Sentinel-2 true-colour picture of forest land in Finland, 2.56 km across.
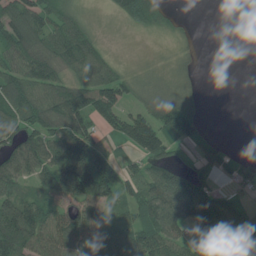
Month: June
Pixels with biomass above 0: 73%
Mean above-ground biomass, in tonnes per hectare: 75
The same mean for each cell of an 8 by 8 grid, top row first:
106 93 39 17 113 16 0 29
94 86 105 10 1 11 7 0
98 93 59 89 26 23 0 0
101 114 117 100 79 106 9 0
89 104 137 33 129 61 45 2
87 107 227 113 81 106 59 64
128 67 70 60 93 123 181 77
154 97 93 91 96 76 132 84
